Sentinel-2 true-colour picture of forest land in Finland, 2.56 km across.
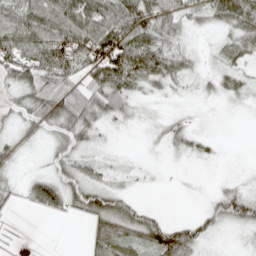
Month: April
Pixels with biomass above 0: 72%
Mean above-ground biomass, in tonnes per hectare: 36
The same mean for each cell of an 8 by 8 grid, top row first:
55 69 78 72 76 53 40 71
57 73 89 96 80 38 10 39
45 58 60 83 52 32 18 35
24 69 68 46 8 9 2 5
21 19 35 7 5 20 12 0
11 30 37 17 8 1 1 7
9 37 35 56 25 0 22 57
4 1 4 59 46 79 20 7
